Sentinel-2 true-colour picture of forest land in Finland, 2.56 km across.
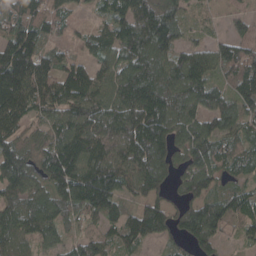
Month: April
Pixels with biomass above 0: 90%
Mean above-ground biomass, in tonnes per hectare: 99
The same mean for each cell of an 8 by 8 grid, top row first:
92 97 33 88 137 83 17 40
146 58 34 102 156 96 76 88
148 112 122 107 166 129 97 118
109 83 149 126 153 122 107 111
75 94 146 136 157 82 116 66
124 98 152 133 124 58 110 45
118 113 111 85 83 55 107 92
94 60 72 67 78 49 70 37
